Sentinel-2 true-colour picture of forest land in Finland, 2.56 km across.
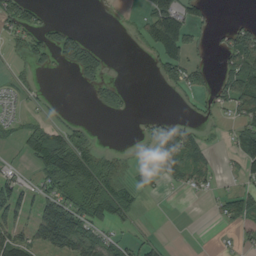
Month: August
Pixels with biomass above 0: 43%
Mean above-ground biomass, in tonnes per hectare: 37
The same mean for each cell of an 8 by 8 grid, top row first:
63 11 0 3 38 108 20 5
20 42 73 2 25 111 9 92
17 2 20 16 0 52 29 98
12 12 2 21 2 4 18 53
18 90 47 4 12 85 19 60
29 60 109 45 19 46 29 27
69 69 73 84 8 0 5 50
73 78 111 43 25 0 0 22
